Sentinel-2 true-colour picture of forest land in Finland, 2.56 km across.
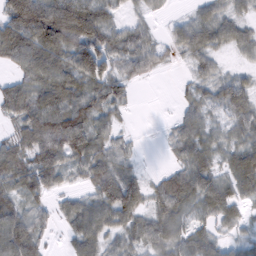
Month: February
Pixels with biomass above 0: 82%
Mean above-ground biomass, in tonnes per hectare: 61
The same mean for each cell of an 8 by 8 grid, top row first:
134 139 123 46 27 15 55 40
102 111 106 87 69 36 63 40
46 84 79 73 23 7 46 43
66 112 105 54 0 21 46 69
56 105 95 55 5 48 54 57
67 73 33 84 21 53 70 87
63 31 55 85 43 70 61 44
110 22 55 38 60 57 54 36
